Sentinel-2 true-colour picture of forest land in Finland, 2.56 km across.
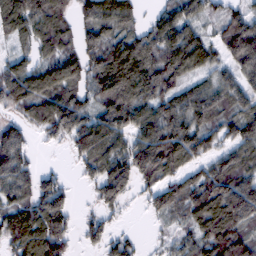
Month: February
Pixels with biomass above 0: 83%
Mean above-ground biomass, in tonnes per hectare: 99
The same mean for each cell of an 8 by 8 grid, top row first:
122 144 79 117 36 109 56 81
40 77 96 108 123 142 83 151
136 134 96 173 153 104 67 94
55 118 109 124 114 116 112 87
138 23 93 111 130 138 77 67
155 44 29 142 87 71 109 122
108 146 18 52 23 87 150 171
110 163 36 68 13 51 131 139
